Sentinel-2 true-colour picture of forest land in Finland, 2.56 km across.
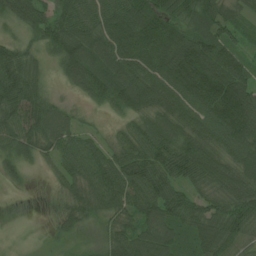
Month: June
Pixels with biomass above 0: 91%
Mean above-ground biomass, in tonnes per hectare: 78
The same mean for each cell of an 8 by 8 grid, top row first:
58 73 92 90 121 80 103 56
49 54 101 104 106 134 122 48
95 23 83 103 93 121 142 108
100 82 21 37 84 94 94 174
73 65 70 50 104 102 84 104
25 18 83 101 107 94 89 85
0 8 62 69 85 84 72 101
3 12 14 55 97 80 95 79
